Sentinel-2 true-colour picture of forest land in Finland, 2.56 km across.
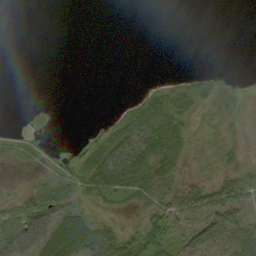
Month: September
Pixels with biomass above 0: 44%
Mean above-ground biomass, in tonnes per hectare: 20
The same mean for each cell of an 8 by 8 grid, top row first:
0 0 0 0 0 0 0 0
0 0 0 0 0 0 0 0
0 0 0 0 1 5 9 3
0 1 0 4 38 33 9 16
17 5 4 49 65 47 14 12
2 18 42 67 68 35 16 38
38 57 26 15 29 47 57 47
47 49 50 53 47 26 38 59
